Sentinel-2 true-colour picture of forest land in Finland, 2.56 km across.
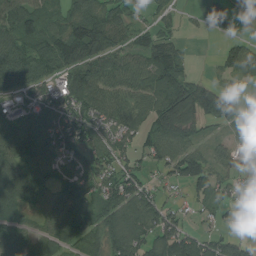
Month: August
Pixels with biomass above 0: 78%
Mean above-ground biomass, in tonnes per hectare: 73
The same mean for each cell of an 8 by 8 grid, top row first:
95 50 94 84 29 24 40 17
93 93 143 84 69 46 0 61
99 66 104 100 99 124 23 32
65 92 94 79 77 144 81 61
119 83 78 74 64 106 50 38
125 57 57 80 53 73 87 38
84 64 66 100 109 31 36 19
96 67 91 88 75 113 59 45
